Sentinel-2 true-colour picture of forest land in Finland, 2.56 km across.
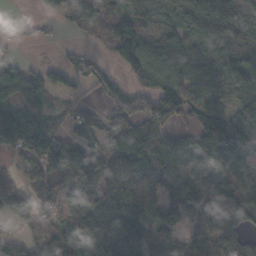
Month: November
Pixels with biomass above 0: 79%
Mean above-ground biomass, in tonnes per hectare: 92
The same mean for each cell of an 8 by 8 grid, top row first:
9 19 99 78 96 73 133 85
18 6 18 55 114 93 82 95
92 53 33 39 55 109 85 77
102 41 44 79 89 88 114 90
84 128 81 71 120 72 130 144
42 128 87 151 152 96 98 159
74 48 84 171 178 89 123 125
38 111 174 202 171 104 129 74
